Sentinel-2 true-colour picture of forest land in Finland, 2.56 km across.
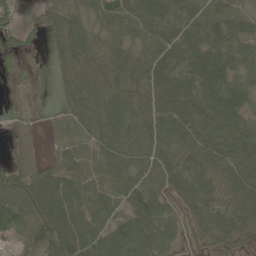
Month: May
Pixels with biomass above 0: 88%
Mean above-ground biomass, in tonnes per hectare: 74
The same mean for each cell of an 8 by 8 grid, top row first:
28 55 74 83 81 83 86 43
31 26 105 85 75 95 94 70
18 16 68 108 105 110 87 69
13 9 75 99 102 119 110 85
15 14 40 83 88 86 102 108
97 65 48 52 82 102 85 106
118 118 80 49 88 53 79 86
46 118 103 117 97 46 43 45
